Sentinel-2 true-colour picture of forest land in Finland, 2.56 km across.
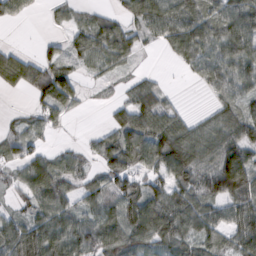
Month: February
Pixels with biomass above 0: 75%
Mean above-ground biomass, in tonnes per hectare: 66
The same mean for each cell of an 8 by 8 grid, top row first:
33 11 21 38 84 99 83 107
18 22 52 84 24 63 83 95
72 98 34 17 34 2 59 81
9 47 13 30 99 36 26 69
56 19 15 67 105 133 88 107
35 90 50 77 68 68 67 158
27 81 52 77 129 110 70 96
113 115 95 105 91 87 62 78
